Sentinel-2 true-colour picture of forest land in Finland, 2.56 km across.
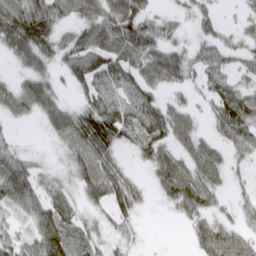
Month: March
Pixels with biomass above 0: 80%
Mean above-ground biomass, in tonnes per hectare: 50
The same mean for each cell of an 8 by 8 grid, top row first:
91 73 62 96 58 23 36 15
73 59 75 85 85 38 48 34
32 48 43 56 57 48 45 31
41 60 59 82 64 49 25 89
18 9 69 78 48 56 42 52
88 17 47 70 13 105 63 12
40 62 31 51 15 41 46 25
38 80 46 28 10 0 78 52
